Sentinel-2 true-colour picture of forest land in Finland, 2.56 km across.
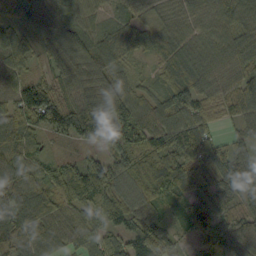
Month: September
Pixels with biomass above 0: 96%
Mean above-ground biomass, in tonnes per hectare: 88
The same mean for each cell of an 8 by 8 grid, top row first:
73 118 72 46 51 62 68 87
75 98 144 86 70 67 75 98
79 77 113 85 25 73 90 95
113 155 157 106 69 83 62 78
119 36 34 105 91 108 92 69
117 83 98 118 89 135 93 126
131 109 70 93 91 45 90 57
117 73 70 68 101 52 75 97
